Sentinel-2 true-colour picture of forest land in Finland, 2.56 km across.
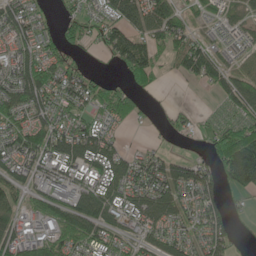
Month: May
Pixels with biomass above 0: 72%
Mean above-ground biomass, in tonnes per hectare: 67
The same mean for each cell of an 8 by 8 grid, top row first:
92 28 54 70 88 80 41 34
78 57 40 73 78 79 64 37
100 116 76 29 83 15 52 71
79 78 59 75 18 28 9 61
80 97 115 58 15 10 30 126
65 102 82 99 97 78 73 107
47 81 112 85 92 73 95 13
83 72 83 56 65 64 88 18
